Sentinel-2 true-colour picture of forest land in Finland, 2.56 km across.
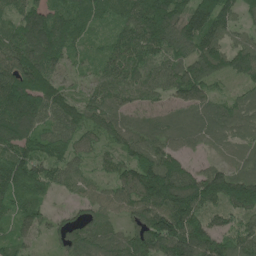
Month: June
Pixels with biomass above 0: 93%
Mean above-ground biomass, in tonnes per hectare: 92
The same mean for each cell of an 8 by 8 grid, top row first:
71 106 98 75 154 119 155 61
112 120 56 77 122 106 123 86
159 106 26 85 82 102 116 66
171 110 90 80 50 49 60 50
131 96 66 67 89 52 32 37
130 87 49 60 146 139 99 79
82 42 47 61 118 160 93 113
63 31 84 70 135 185 137 95
